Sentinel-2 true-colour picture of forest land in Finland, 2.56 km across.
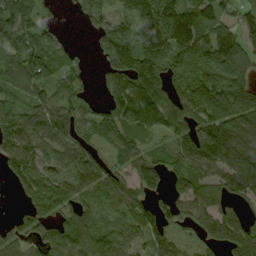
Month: September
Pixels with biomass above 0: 81%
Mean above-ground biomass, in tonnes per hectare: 79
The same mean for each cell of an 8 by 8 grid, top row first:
129 30 34 67 121 96 54 45
85 67 14 108 131 97 119 91
76 48 42 88 170 70 88 102
84 116 69 108 162 128 123 117
84 78 73 49 46 68 100 98
67 68 77 64 114 51 63 88
17 99 63 54 76 62 75 28
62 66 58 86 66 60 40 68
